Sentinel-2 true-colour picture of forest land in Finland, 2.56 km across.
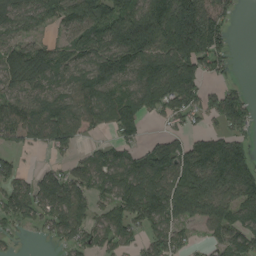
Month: August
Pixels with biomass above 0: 76%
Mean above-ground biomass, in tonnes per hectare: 104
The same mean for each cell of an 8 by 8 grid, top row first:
123 99 146 143 169 257 173 20
103 79 102 123 150 192 178 2
96 83 104 113 134 189 58 15
88 107 122 114 93 94 75 114
51 69 43 57 46 72 92 88
82 89 89 102 148 135 177 165
113 103 109 86 148 161 149 116
18 30 84 79 61 78 43 100
